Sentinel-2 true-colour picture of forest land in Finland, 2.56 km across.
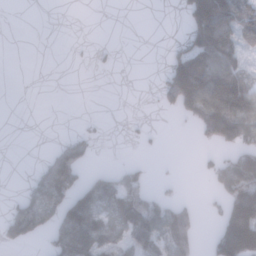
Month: January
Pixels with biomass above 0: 36%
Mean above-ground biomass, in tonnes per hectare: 59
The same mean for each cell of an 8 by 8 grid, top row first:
0 0 0 0 0 5 249 125
0 0 2 5 0 26 170 74
0 0 0 0 0 169 189 111
0 0 0 0 1 51 181 177
0 6 66 0 9 0 45 99
0 90 68 55 33 6 37 159
51 89 135 83 130 64 17 188
45 48 144 90 113 104 36 254
